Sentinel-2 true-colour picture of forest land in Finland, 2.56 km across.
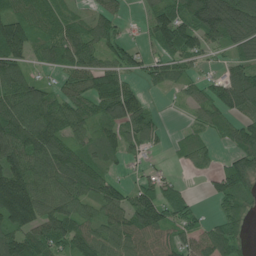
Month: June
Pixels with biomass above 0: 79%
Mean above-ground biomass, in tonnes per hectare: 89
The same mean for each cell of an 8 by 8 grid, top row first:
84 66 40 60 43 128 196 163
139 79 111 82 44 129 70 100
108 32 90 124 46 62 43 117
130 116 91 123 91 6 68 85
130 143 70 75 66 21 42 82
167 113 118 48 44 19 40 124
235 104 78 88 155 87 11 67
120 97 109 84 87 77 90 55
